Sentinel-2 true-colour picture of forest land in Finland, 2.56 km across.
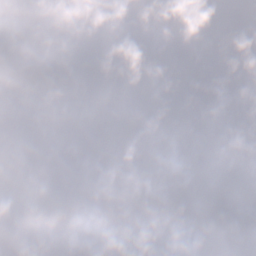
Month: January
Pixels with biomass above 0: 87%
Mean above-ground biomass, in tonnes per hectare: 97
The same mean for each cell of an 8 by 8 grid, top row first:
85 96 83 136 142 153 101 115
99 51 37 47 135 135 71 91
104 86 88 37 78 116 68 65
83 73 75 134 65 69 51 60
80 96 101 118 88 64 86 79
61 88 63 84 158 131 151 187
159 160 75 106 72 82 162 275
118 100 63 117 65 45 27 91
